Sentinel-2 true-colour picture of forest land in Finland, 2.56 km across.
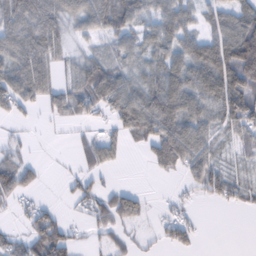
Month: February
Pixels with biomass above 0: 68%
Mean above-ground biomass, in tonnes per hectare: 50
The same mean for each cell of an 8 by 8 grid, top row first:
74 75 70 105 51 73 37 63
69 70 19 34 49 67 82 127
72 46 61 79 54 82 87 112
32 26 45 64 101 108 61 98
23 2 25 42 47 125 52 33
72 5 31 8 2 22 68 24
22 26 21 65 28 19 4 20
36 99 18 32 12 40 2 0
